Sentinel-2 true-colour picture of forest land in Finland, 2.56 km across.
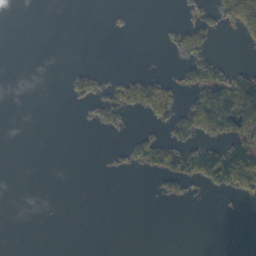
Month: October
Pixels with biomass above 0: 20%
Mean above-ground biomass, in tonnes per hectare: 24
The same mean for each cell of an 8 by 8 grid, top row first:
0 0 0 5 0 2 27 110
0 0 0 0 0 33 46 5
0 0 35 19 53 29 99 87
0 0 4 47 48 64 141 130
0 0 0 4 47 64 52 96
0 0 0 3 7 67 84 147
0 0 0 0 0 1 0 1
0 0 0 0 0 0 0 0
